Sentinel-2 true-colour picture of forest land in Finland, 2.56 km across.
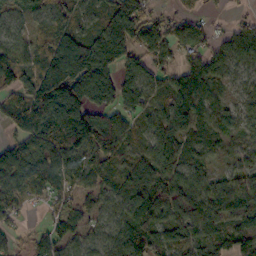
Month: October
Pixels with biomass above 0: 88%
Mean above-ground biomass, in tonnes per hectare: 102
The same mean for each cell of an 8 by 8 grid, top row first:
50 88 65 133 119 46 29 19
74 116 136 212 149 103 75 99
121 209 227 152 111 86 104 43
98 196 222 121 88 117 62 58
90 142 188 138 67 105 59 48
123 107 116 73 108 107 68 76
68 33 69 65 131 119 112 108
38 87 62 81 127 82 93 89
